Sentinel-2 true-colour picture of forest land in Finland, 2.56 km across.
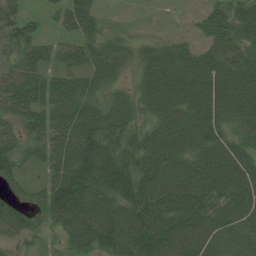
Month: July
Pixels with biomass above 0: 91%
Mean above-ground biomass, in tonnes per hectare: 70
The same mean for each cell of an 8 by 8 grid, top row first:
47 19 68 11 1 5 52 70
62 39 54 60 43 50 52 70
66 50 56 50 56 87 86 93
62 71 81 77 57 78 87 86
56 68 105 87 78 80 79 65
48 49 116 104 95 70 89 90
68 77 107 95 109 89 78 81
42 27 81 114 116 99 93 91
